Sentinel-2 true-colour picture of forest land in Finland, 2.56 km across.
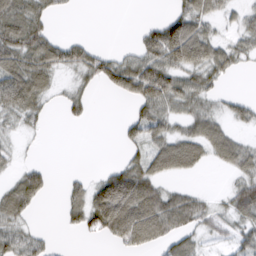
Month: March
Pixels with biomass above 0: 58%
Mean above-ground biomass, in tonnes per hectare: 41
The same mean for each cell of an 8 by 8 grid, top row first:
78 36 1 0 1 49 52 26
80 70 45 9 53 118 68 37
84 43 24 61 112 61 43 3
52 15 25 0 45 42 41 30
10 1 0 1 57 70 66 42
26 25 12 56 69 28 2 39
61 2 48 114 91 73 25 62
57 18 6 30 59 44 16 42
